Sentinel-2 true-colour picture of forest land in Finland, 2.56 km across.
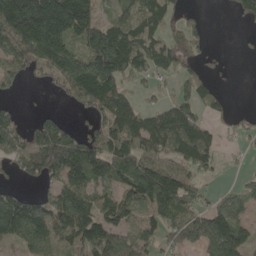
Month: May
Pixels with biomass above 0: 68%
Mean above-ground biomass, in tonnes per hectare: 102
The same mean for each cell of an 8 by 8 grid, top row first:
254 291 186 54 121 48 8 44
107 210 85 225 132 95 20 4
73 43 170 162 51 59 44 1
40 24 28 139 84 122 53 23
105 176 157 135 114 130 100 14
38 113 163 148 181 127 37 5
150 104 169 97 94 121 78 85
90 101 149 119 84 81 160 94
